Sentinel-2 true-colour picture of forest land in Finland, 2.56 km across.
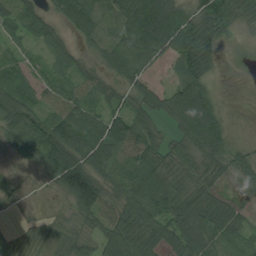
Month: August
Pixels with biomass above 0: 89%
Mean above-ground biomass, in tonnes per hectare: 67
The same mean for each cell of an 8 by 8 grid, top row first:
51 48 95 77 146 83 86 48
25 46 35 82 113 98 62 10
45 44 42 42 53 63 55 3
103 64 88 59 58 99 130 2
57 120 134 98 86 41 75 13
21 42 167 70 112 77 48 32
9 6 90 71 103 89 80 26
41 46 49 101 78 82 79 61
